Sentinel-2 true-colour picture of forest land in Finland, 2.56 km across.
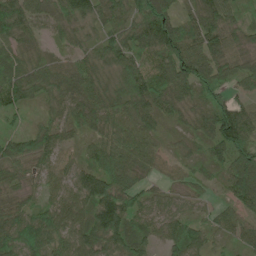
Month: June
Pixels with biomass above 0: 95%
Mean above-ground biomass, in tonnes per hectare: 66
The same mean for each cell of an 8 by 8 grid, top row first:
91 63 88 73 99 68 92 36
54 25 43 76 71 110 96 44
74 69 84 54 95 103 69 50
49 35 69 74 81 51 77 80
64 65 27 71 64 23 59 97
52 38 56 95 39 30 34 115
55 59 74 126 56 36 25 71
88 78 78 88 58 62 40 42
